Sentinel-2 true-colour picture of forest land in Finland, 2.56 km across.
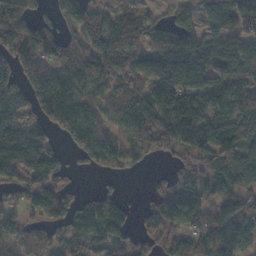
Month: November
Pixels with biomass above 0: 81%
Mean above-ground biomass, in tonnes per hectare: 99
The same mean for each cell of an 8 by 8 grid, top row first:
109 53 124 67 62 70 67 124
90 93 86 108 84 143 99 93
93 130 113 108 99 143 108 115
112 114 103 96 170 174 139 114
233 121 89 82 90 107 124 97
107 147 11 33 6 60 89 118
66 119 91 91 39 143 74 93
94 62 85 84 68 96 93 123
